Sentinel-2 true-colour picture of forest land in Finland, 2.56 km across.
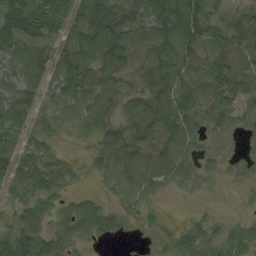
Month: August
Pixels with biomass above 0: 82%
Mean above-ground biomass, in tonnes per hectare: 45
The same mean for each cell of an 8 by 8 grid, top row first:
69 65 48 72 56 87 56 24
54 36 67 83 70 75 50 40
49 44 67 48 38 67 65 51
54 39 56 37 49 65 48 44
48 38 6 48 58 62 32 18
57 79 16 58 50 37 21 18
29 28 42 26 27 0 5 3
68 50 31 15 4 33 37 47
